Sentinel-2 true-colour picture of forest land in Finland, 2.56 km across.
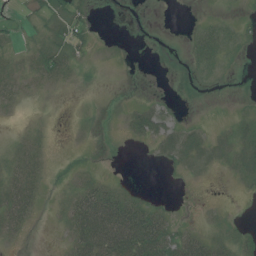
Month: July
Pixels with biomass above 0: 41%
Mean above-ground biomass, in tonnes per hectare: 11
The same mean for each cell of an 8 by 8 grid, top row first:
3 7 10 0 0 0 1 2
4 12 10 1 0 1 20 4
12 10 2 0 0 0 3 0
3 0 1 0 18 5 0 3
7 4 1 1 7 24 20 20
20 7 8 4 0 2 4 12
34 2 44 57 28 3 2 1
6 0 45 77 69 37 26 15
